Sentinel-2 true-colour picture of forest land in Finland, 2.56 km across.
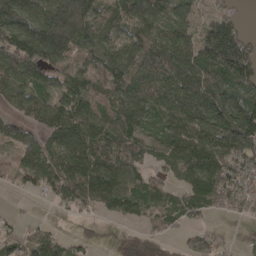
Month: April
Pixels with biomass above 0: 82%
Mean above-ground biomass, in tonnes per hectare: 100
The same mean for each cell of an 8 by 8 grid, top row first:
136 150 199 94 114 99 54 32
158 207 110 92 112 135 143 161
124 100 116 112 105 119 122 134
66 120 130 118 120 132 145 160
112 89 158 111 67 102 129 141
45 112 156 145 71 55 133 104
7 10 51 72 73 75 69 65
63 79 29 11 37 20 64 14
